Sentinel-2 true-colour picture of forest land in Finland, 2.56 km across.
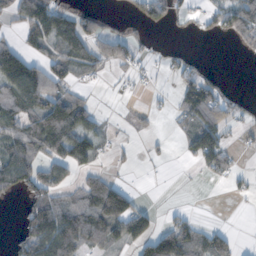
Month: November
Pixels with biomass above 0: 47%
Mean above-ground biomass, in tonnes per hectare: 48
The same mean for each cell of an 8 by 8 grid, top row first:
47 84 50 8 48 26 34 89
63 50 64 58 18 12 0 13
117 99 19 5 12 24 47 0
79 108 85 1 17 31 111 26
77 97 90 12 9 9 111 11
95 64 25 22 0 0 19 16
5 93 79 174 40 10 0 1
30 96 86 69 80 105 76 12
